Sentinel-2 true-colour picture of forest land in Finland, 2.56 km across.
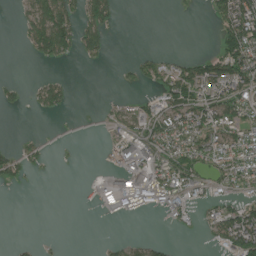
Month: July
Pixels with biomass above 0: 40%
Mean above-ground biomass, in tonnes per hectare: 41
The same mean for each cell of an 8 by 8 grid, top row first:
13 126 71 51 0 3 16 133
3 112 62 17 3 1 4 118
7 27 0 2 33 95 109 95
7 31 1 19 45 97 103 71
13 12 2 32 79 69 81 92
37 4 1 37 73 80 48 88
0 0 0 36 30 50 38 69
4 7 0 9 16 4 18 137
